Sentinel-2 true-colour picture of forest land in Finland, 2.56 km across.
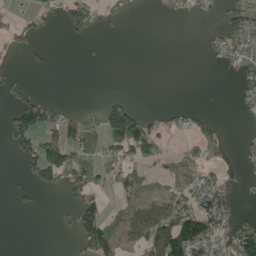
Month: May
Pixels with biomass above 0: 36%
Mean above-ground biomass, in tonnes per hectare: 39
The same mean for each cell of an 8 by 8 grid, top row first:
16 22 62 19 2 17 10 92
19 4 1 0 0 0 21 57
15 0 0 0 0 0 0 43
68 57 18 81 22 16 7 14
56 82 73 82 109 8 47 13
4 80 81 37 38 43 49 35
8 1 79 18 78 82 96 25
0 0 62 86 87 148 99 121
